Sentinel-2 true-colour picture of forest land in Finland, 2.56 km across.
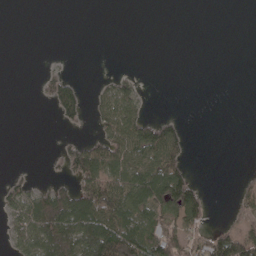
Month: May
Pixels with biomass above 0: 35%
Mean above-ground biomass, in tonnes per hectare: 37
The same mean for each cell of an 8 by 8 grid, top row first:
0 0 0 0 0 0 0 0
0 0 0 0 0 0 0 0
0 27 13 24 6 0 0 0
0 6 47 72 31 4 0 0
0 1 37 78 100 69 0 0
13 9 96 87 114 100 1 7
58 130 134 102 96 101 36 21
38 120 114 155 106 76 67 87
